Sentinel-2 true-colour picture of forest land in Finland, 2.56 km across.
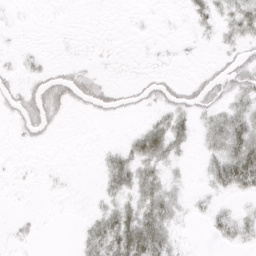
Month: April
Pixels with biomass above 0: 42%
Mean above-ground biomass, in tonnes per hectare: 12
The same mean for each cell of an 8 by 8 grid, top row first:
1 0 0 0 1 1 18 30
2 1 2 1 1 2 2 14
7 20 21 3 7 6 16 25
14 30 3 10 5 21 17 25
2 2 0 3 39 24 18 44
1 2 0 27 29 7 14 49
1 0 1 20 34 18 8 6
5 0 12 43 53 11 3 14
